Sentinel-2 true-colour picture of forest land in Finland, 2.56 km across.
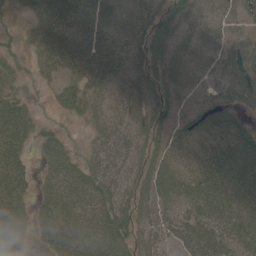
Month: May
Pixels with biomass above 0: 89%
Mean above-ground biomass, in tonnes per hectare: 51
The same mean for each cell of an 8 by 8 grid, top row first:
19 68 72 70 59 58 45 38
23 62 63 56 55 54 45 55
25 28 42 38 47 45 32 64
60 12 38 42 55 40 44 34
54 42 18 64 55 41 41 63
48 39 57 65 62 54 76 72
53 48 58 69 56 46 79 62
51 39 66 77 51 40 74 67
